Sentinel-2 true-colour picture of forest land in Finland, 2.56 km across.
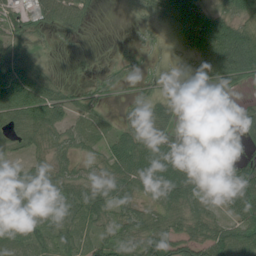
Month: July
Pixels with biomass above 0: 76%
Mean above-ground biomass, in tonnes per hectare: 53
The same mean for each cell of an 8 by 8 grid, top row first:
31 45 42 0 17 64 71 46
63 8 2 3 17 17 101 116
126 54 6 23 17 11 59 46
82 94 42 12 36 50 8 25
36 52 47 53 78 83 21 22
66 71 48 78 96 111 105 73
60 69 82 66 46 62 41 80
71 53 47 60 79 76 77 81
